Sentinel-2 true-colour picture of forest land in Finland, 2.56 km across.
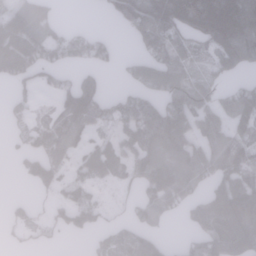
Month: January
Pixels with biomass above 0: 65%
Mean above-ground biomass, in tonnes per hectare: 95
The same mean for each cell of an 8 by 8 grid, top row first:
145 65 0 43 169 182 235 213
215 128 104 46 67 98 71 134
88 44 79 4 105 140 64 40
48 44 142 63 137 150 103 138
38 108 70 66 119 123 96 113
17 111 66 69 107 136 105 142
34 37 110 22 91 64 181 215
23 33 7 60 79 13 125 200
